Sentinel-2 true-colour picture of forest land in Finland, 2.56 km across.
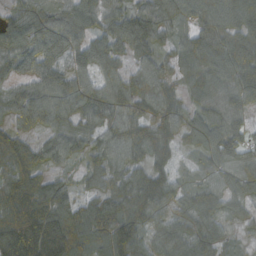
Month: October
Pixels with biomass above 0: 88%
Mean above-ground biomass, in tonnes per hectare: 105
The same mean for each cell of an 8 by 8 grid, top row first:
81 111 108 82 112 93 114 121
128 131 87 99 106 65 130 139
84 128 89 79 92 55 103 122
122 170 134 98 82 93 98 81
139 87 69 105 100 89 87 104
172 85 50 84 94 60 56 98
183 172 96 107 143 79 92 53
213 210 137 144 88 97 71 21
